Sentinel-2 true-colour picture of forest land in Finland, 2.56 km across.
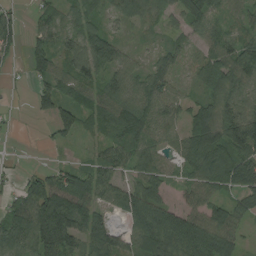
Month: August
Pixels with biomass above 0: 81%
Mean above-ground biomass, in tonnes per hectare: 70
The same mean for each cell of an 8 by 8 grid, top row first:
35 44 54 35 62 47 76 37
33 71 90 83 14 46 56 91
5 68 80 68 67 38 69 83
6 51 81 99 101 62 68 89
2 15 20 69 72 42 127 131
20 66 78 69 73 30 114 125
72 154 134 59 108 62 82 51
84 117 94 92 96 111 129 44
